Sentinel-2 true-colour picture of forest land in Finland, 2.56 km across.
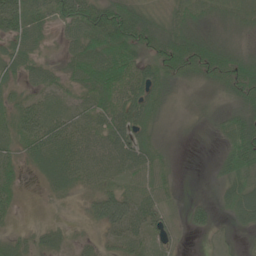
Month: June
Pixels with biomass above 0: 82%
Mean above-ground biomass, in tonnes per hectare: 40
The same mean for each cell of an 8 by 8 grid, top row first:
92 42 86 99 46 36 37 42
43 13 54 89 52 63 63 32
30 32 48 79 59 35 33 58
50 57 37 61 61 10 10 38
36 70 51 59 47 4 1 64
27 44 43 32 46 11 6 42
19 6 11 79 53 12 29 56
25 24 12 24 38 17 8 8
